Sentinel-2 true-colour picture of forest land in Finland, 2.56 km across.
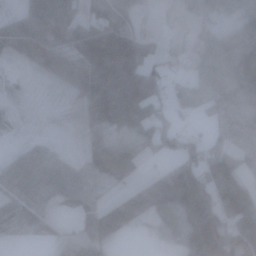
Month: November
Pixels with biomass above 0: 75%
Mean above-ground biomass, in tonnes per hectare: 45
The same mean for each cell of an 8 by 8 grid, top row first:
40 97 61 57 14 27 45 34
41 78 61 99 60 31 72 77
6 24 50 71 106 29 54 80
9 5 22 65 76 38 23 51
9 14 15 41 41 65 46 28
46 33 31 48 21 66 73 43
30 22 33 45 34 54 91 68
7 13 25 29 4 29 107 76
